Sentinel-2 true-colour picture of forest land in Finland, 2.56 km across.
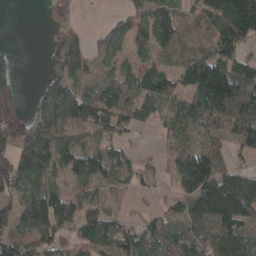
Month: April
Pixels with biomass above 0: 78%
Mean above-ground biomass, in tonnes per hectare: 77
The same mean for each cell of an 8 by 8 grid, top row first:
0 34 32 21 71 68 105 187
6 33 77 66 57 63 60 90
33 57 65 65 84 55 172 115
28 119 132 112 61 59 114 122
100 132 76 58 8 41 53 63
147 107 96 75 42 75 158 79
82 120 79 30 10 46 121 118
95 82 68 87 86 83 88 80
